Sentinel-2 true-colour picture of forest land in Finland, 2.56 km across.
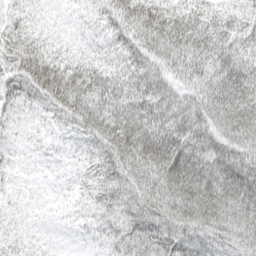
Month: April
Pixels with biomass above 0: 93%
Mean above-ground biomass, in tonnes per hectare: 46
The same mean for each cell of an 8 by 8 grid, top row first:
24 9 11 45 57 48 40 38
45 30 18 30 62 64 56 39
49 70 50 41 59 44 57 52
30 32 65 53 53 53 67 76
16 12 24 68 68 70 70 68
14 7 19 56 71 82 70 74
14 7 17 43 74 79 83 71
23 8 8 32 65 69 56 69
